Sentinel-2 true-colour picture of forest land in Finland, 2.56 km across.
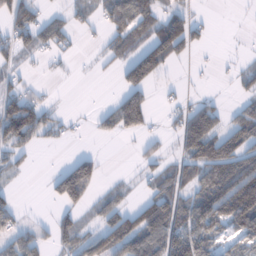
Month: January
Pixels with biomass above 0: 52%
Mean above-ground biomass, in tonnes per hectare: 58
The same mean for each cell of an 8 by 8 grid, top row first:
84 34 40 71 78 64 6 2
62 49 11 38 74 104 16 4
27 6 4 7 88 9 4 31
145 55 3 66 97 30 87 52
80 21 4 4 22 38 133 83
27 23 151 7 29 72 91 146
38 5 58 62 75 99 140 190
63 38 83 104 120 119 88 62
